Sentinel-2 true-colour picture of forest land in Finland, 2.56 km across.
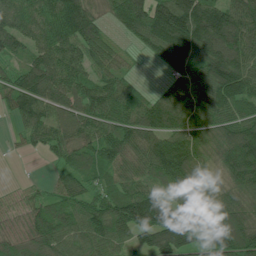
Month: July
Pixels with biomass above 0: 90%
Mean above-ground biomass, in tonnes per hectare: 99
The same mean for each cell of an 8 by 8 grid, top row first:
106 110 149 73 155 185 139 136
85 110 106 65 55 156 150 148
67 140 85 60 10 71 119 135
66 79 94 86 95 139 94 77
10 65 99 114 99 117 107 165
1 10 73 54 57 123 98 125
30 77 77 101 161 135 131 102
78 112 90 101 68 154 107 152
